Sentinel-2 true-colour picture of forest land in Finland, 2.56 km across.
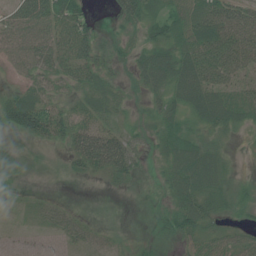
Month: July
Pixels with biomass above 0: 78%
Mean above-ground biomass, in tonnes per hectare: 31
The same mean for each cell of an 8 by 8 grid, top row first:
45 54 44 15 40 30 59 50
44 42 48 26 28 46 61 61
20 27 31 23 38 59 53 25
61 49 29 22 14 34 56 33
10 22 48 59 23 51 28 6
19 5 13 30 13 41 54 8
9 17 5 5 9 36 32 21
5 6 19 14 15 22 32 29
